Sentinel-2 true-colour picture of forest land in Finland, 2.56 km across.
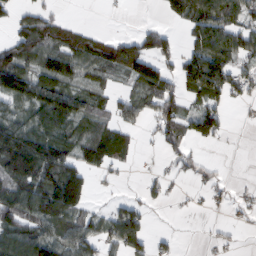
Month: February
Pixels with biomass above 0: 59%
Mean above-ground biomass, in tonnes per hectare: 59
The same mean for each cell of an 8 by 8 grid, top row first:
41 46 3 2 2 47 116 77
85 98 84 76 84 33 112 80
113 82 49 30 74 47 137 54
63 99 65 45 39 61 76 6
145 111 78 90 5 43 24 0
115 129 94 14 12 16 25 3
118 118 81 25 34 4 10 14
113 101 85 49 46 11 8 7
